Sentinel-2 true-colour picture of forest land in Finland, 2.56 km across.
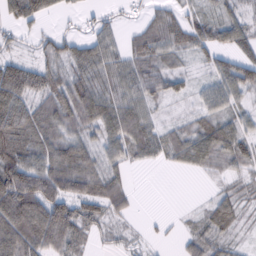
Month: February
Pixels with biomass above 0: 80%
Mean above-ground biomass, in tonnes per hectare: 53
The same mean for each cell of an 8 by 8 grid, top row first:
51 31 20 16 27 43 34 35
25 41 54 50 67 55 54 51
103 66 67 63 75 41 31 74
97 73 89 87 59 14 47 36
87 83 65 64 75 61 71 55
110 91 90 54 1 4 16 29
130 101 58 53 1 2 31 38
93 91 46 25 16 11 49 19
